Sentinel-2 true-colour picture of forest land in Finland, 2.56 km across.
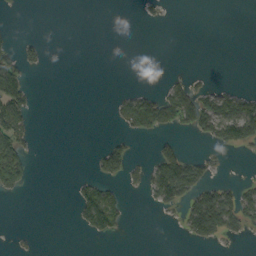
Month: September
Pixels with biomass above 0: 21%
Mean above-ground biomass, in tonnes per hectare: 26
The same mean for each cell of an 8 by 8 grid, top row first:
1 0 0 0 8 0 0 0
29 8 0 0 0 0 0 0
74 0 0 0 0 17 8 1
82 0 0 13 114 83 85 99
69 0 0 28 0 32 17 70
72 0 9 38 33 132 32 5
0 0 54 78 4 32 161 83
3 0 2 13 0 1 51 12
